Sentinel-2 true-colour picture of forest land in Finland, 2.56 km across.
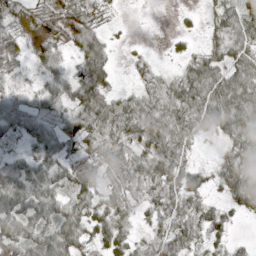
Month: April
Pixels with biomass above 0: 85%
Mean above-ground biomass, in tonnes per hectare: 45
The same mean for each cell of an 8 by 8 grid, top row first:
23 43 52 6 0 5 17 42
17 40 71 20 5 8 34 53
14 39 59 25 26 35 82 72
67 43 55 76 68 67 91 93
17 53 37 62 58 66 7 50
64 56 54 37 56 51 27 73
67 61 53 51 22 47 34 31
64 72 55 58 26 58 28 8
